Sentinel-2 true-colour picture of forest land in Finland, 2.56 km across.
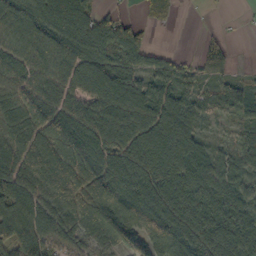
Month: October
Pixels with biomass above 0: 87%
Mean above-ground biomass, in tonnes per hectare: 87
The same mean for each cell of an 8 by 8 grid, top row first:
93 106 96 58 15 6 2 2
70 76 102 107 81 6 31 1
75 84 98 116 64 71 41 38
88 94 94 111 93 103 43 64
103 109 123 103 115 138 54 51
154 89 114 104 110 131 136 78
105 106 86 110 115 117 129 102
100 120 79 72 81 125 126 132
